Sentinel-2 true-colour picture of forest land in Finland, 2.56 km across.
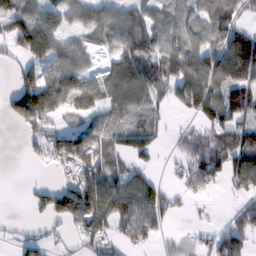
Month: February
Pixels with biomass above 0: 68%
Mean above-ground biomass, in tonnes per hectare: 74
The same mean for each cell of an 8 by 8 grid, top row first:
98 83 81 83 65 56 89 78
62 122 57 67 100 84 105 152
45 95 114 78 125 111 119 140
86 117 71 65 69 22 110 103
2 76 106 58 77 27 96 107
0 5 96 81 56 22 92 99
0 82 169 126 108 30 5 35
23 26 42 65 61 28 36 81
